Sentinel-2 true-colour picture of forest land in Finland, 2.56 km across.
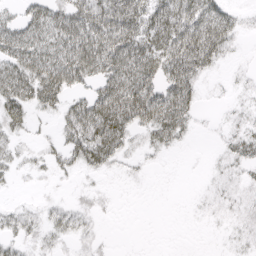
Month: April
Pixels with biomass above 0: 66%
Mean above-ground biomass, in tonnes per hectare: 32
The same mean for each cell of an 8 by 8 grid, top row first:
24 49 59 62 50 56 51 13
58 53 78 79 53 72 71 9
65 74 53 69 66 64 16 6
46 23 56 78 72 70 2 10
20 13 55 60 19 22 2 28
11 12 12 8 5 1 5 13
12 14 14 4 0 0 8 15
23 18 14 2 0 0 1 11
